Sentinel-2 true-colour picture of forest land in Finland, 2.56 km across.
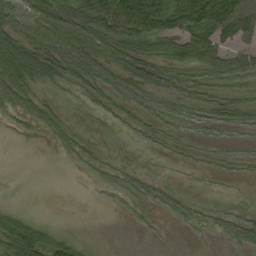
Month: September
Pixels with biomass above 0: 63%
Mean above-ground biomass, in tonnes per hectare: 38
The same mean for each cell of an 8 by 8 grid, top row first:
54 83 81 101 104 80 80 101
84 74 92 67 57 68 91 48
95 48 55 49 61 39 41 42
36 38 6 27 37 35 35 43
1 10 24 3 13 11 12 12
0 0 4 21 19 3 7 11
18 0 0 7 20 36 17 11
105 67 16 0 2 0 7 38
